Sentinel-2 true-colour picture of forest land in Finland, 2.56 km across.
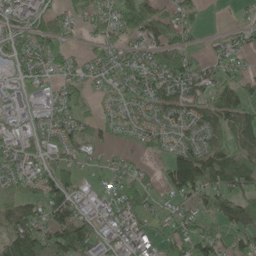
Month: May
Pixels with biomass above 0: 73%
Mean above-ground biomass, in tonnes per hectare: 54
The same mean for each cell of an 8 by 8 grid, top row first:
46 51 29 50 111 66 7 10
49 51 13 36 52 82 17 32
33 40 39 43 68 89 52 48
31 36 31 23 50 66 66 84
42 44 56 19 30 40 58 78
52 68 35 32 28 95 83 80
72 103 44 43 47 33 69 93
119 86 126 42 51 63 73 57
